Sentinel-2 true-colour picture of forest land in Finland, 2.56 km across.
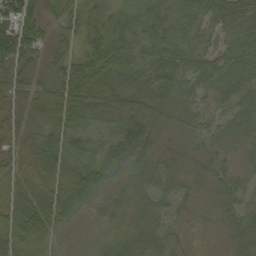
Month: September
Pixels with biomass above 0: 95%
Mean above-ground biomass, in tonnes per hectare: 45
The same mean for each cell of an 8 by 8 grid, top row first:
73 31 33 33 48 30 47 71
76 32 27 65 41 48 34 53
47 47 67 58 48 60 52 50
24 49 62 55 65 57 32 45
29 42 35 46 70 22 35 37
29 61 70 43 62 50 37 26
51 68 51 46 63 30 26 35
48 32 8 46 63 27 8 46
